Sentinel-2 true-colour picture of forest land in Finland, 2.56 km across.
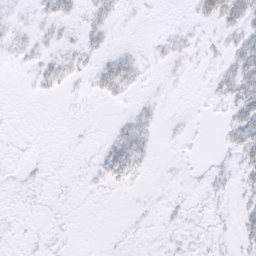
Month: February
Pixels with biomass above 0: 35%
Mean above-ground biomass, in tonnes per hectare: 5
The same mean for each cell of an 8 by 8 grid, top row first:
3 9 7 7 1 0 13 23
5 4 9 5 2 6 4 15
0 9 4 18 4 1 3 24
0 0 1 1 4 1 1 21
1 0 1 7 9 2 0 19
2 2 2 10 2 1 4 8
1 1 0 0 2 4 4 7
1 2 0 1 1 3 3 7
